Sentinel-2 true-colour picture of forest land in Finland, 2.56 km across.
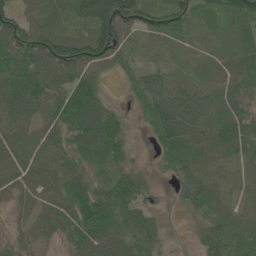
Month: June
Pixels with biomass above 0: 89%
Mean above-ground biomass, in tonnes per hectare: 65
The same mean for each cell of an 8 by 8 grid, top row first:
67 71 79 167 73 77 38 93
105 109 111 119 27 27 21 64
103 97 90 20 71 30 26 55
73 63 106 45 47 155 77 45
60 67 83 101 7 103 65 60
65 65 67 67 35 54 43 20
26 49 96 111 44 17 54 23
25 25 60 73 71 4 63 82
